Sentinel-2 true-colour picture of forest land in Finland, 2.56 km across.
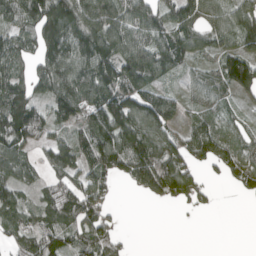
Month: April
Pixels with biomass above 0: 76%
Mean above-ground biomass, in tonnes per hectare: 83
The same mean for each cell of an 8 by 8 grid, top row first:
80 150 118 115 119 98 75 116
87 112 116 110 108 112 64 98
88 119 134 134 108 29 64 152
130 76 94 152 148 76 51 32
114 65 75 148 142 81 109 72
81 42 66 70 102 142 21 97
82 66 111 29 1 19 16 1
59 81 75 61 0 0 0 0
